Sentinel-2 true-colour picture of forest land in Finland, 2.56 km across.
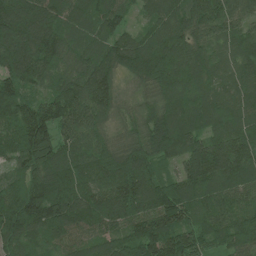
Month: July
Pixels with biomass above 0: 99%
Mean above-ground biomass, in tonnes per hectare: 126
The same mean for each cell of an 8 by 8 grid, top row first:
168 149 107 122 51 130 129 93
174 159 95 115 143 140 95 93
120 78 117 96 104 126 87 92
136 143 136 79 73 124 125 110
106 158 95 92 134 158 143 144
71 150 135 177 181 81 176 119
194 191 164 158 160 170 102 102
135 103 97 111 165 152 84 117
